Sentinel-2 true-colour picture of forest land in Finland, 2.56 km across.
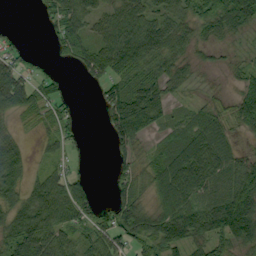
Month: September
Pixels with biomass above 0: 73%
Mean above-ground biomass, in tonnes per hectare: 57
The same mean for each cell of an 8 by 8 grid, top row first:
0 35 71 63 73 56 64 75
31 11 85 100 95 55 22 8
71 29 13 66 64 45 4 29
40 45 9 66 120 21 36 65
38 23 12 38 25 64 91 22
54 45 23 22 35 108 101 95
59 88 80 47 58 93 88 155
76 85 44 69 88 92 79 82
